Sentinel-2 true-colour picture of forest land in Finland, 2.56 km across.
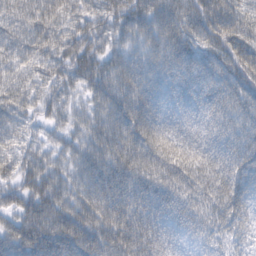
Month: February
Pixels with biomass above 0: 98%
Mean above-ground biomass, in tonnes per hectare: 67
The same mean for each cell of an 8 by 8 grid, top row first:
67 74 53 66 72 73 92 61
68 57 73 43 52 76 66 82
47 44 52 63 59 66 86 77
53 42 35 66 81 58 81 71
47 36 44 71 89 72 67 70
59 64 51 81 79 83 69 69
63 75 68 88 90 78 58 59
74 96 107 91 95 52 46 37
